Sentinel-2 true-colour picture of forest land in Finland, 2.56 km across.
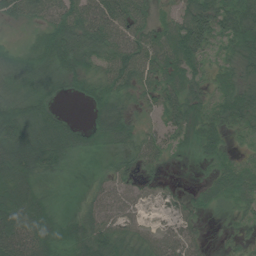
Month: July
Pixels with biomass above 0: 85%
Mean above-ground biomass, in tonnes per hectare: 46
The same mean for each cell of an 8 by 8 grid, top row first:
50 66 70 78 46 34 72 73
20 67 76 60 63 71 50 58
59 54 45 60 48 57 32 39
69 43 3 65 22 60 33 55
81 81 48 40 51 24 37 11
68 30 4 30 20 2 19 45
69 31 22 45 17 20 24 26
88 61 52 63 47 53 13 19
